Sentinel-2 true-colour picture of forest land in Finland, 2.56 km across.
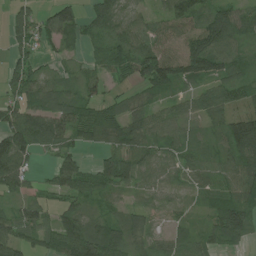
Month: July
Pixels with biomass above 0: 84%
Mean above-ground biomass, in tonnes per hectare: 63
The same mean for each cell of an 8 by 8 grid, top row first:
56 59 57 82 36 84 81 69
42 27 31 51 61 54 128 51
77 43 43 32 87 89 80 59
77 88 73 63 57 48 79 66
114 66 44 57 61 61 45 121
89 26 78 112 55 36 46 85
39 52 56 36 33 24 42 90
71 58 136 102 47 41 57 51
